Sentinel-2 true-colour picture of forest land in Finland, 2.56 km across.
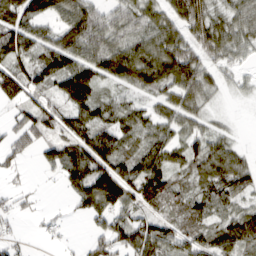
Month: March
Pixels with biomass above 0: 80%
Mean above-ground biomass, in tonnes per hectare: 66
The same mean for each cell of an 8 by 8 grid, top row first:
87 65 91 53 64 75 88 59
104 72 88 85 80 95 88 56
100 76 122 58 80 103 49 22
29 71 77 56 46 61 27 9
43 54 99 89 59 57 65 26
17 10 110 158 102 58 78 87
24 7 42 97 72 69 70 55
20 10 9 80 102 70 70 90
